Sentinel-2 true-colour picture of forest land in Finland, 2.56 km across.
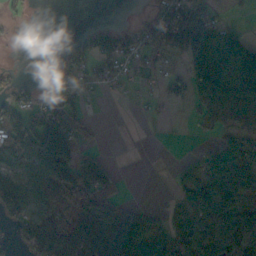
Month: October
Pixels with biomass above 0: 56%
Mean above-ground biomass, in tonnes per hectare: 59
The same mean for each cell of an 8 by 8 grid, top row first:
14 0 0 0 26 95 45 5
3 0 38 66 68 70 153 132
19 20 46 29 16 39 151 154
54 104 49 0 6 3 37 60
106 150 54 0 0 1 14 59
93 107 104 48 0 26 67 110
86 102 111 77 8 34 73 77
32 122 141 171 100 80 66 74
